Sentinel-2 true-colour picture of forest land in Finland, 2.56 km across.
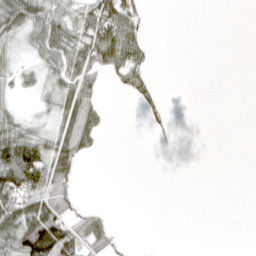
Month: April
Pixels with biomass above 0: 39%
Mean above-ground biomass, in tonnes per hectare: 26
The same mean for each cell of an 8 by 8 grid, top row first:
69 57 42 77 32 0 0 0
27 61 53 82 37 0 0 0
28 30 58 17 36 0 0 0
20 24 59 5 16 3 0 0
87 43 46 0 0 3 0 0
102 85 21 0 0 0 0 0
69 64 19 3 0 0 0 0
63 128 66 30 0 0 0 0
